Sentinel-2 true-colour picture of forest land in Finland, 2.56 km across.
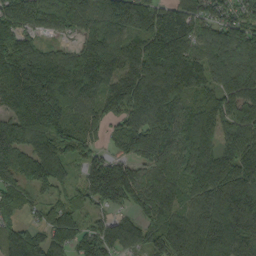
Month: September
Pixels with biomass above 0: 93%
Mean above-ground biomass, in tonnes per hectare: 146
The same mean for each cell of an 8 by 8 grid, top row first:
167 208 164 170 145 141 95 89
218 82 118 148 143 200 123 178
196 233 176 127 164 152 102 179
146 223 113 95 177 140 170 162
153 149 117 54 162 127 135 160
130 164 69 180 121 116 202 190
97 76 81 77 134 116 192 244
133 120 107 135 106 170 199 164
